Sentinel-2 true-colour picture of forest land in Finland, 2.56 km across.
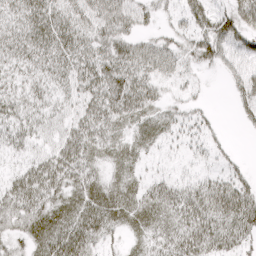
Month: April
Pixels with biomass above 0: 78%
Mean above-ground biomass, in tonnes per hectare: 33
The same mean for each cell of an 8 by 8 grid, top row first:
31 46 38 50 23 17 38 47
35 43 42 46 33 27 44 32
25 29 41 56 40 18 3 29
34 25 32 46 37 17 10 14
24 25 49 33 27 14 18 1
26 49 39 27 19 14 18 21
49 43 46 49 41 41 49 55
27 51 56 16 28 41 48 34
